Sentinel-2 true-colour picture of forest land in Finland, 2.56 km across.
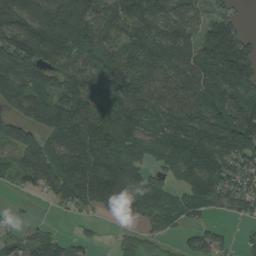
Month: August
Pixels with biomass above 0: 82%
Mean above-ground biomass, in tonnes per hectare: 100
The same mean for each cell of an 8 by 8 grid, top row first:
136 150 199 94 114 99 54 32
158 207 110 92 112 135 143 161
124 100 116 112 105 119 122 134
66 120 130 118 120 132 145 160
112 89 158 111 67 102 129 141
45 112 156 145 71 55 133 104
7 10 51 72 73 75 69 65
63 79 29 11 37 20 64 14
